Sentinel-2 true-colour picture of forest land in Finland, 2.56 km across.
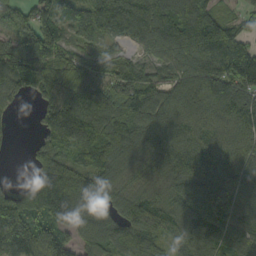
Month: September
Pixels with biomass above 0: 90%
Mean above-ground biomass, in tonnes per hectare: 114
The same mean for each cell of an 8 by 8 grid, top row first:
55 112 92 170 181 155 111 45
114 144 60 40 72 144 171 116
114 117 106 110 103 89 133 163
18 96 159 146 144 116 114 140
6 96 148 151 125 130 124 113
1 150 119 104 70 114 133 106
128 164 134 93 131 105 161 110
163 109 77 123 126 79 139 88
